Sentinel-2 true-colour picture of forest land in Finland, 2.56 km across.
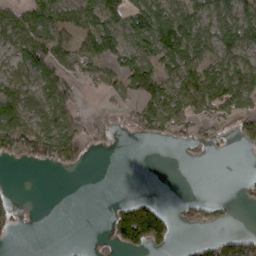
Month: March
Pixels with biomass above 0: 52%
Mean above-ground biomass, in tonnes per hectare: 58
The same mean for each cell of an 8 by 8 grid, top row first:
54 60 71 104 130 70 68 84
85 126 73 110 72 112 74 97
82 104 67 60 140 74 96 128
98 116 45 18 76 85 59 83
106 113 68 14 8 18 29 22
0 1 2 0 0 0 0 4
18 0 0 29 125 14 38 7
6 0 0 47 166 33 32 57
